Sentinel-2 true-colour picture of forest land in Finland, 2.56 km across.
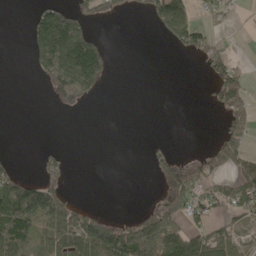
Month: May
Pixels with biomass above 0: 36%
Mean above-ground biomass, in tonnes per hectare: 55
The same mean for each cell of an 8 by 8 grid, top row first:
0 124 87 22 24 132 23 8
0 174 202 20 0 31 68 1
0 74 203 13 0 0 20 62
0 0 9 0 0 0 5 59
0 6 0 0 9 12 13 72
71 49 0 0 2 74 55 66
207 182 52 2 17 88 65 59
179 101 137 181 191 154 87 35
